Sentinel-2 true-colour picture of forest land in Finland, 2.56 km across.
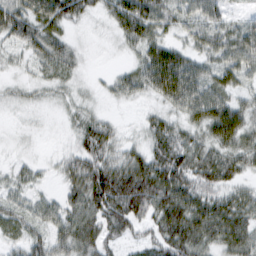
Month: February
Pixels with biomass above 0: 84%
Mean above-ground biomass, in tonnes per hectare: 43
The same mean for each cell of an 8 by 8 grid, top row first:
68 63 37 38 68 34 41 17
30 56 14 6 45 40 43 52
15 27 15 19 48 77 49 35
11 7 25 8 13 33 73 53
6 2 38 41 33 58 51 49
22 10 64 86 83 74 66 38
37 33 57 79 65 79 67 55
34 55 67 43 32 73 54 57
